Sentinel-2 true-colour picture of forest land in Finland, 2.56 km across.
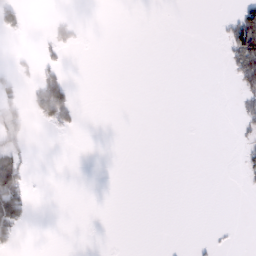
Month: February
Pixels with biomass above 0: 11%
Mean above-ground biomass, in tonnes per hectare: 9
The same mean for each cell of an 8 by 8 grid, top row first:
25 4 2 0 0 0 0 46
1 12 6 0 0 0 0 94
17 48 0 0 0 0 0 40
26 67 9 0 0 0 0 15
25 0 0 0 0 0 0 7
60 0 0 0 0 0 0 7
64 0 0 0 0 0 0 0
23 0 0 0 0 0 2 0
